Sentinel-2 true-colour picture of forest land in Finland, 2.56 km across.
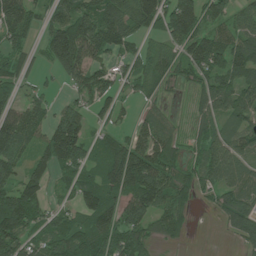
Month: July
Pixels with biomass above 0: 80%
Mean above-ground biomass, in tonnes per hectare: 83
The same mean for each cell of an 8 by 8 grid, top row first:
105 57 114 112 140 175 79 62
54 80 140 78 36 72 117 107
73 15 88 72 59 49 83 89
76 49 62 52 33 17 79 89
110 94 116 81 115 71 99 81
68 59 77 114 157 86 81 78
117 56 83 115 126 82 15 130
100 97 111 117 73 30 0 57
